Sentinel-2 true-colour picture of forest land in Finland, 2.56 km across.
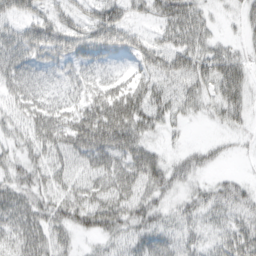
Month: March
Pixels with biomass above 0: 77%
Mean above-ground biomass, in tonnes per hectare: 38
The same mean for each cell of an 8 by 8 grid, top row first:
35 33 29 47 18 43 16 18
53 44 40 40 35 41 32 16
49 32 42 36 34 48 45 42
32 53 54 75 56 32 19 33
28 51 58 73 38 7 16 10
37 34 34 51 54 31 12 15
51 40 59 56 46 26 39 46
38 43 15 31 45 36 25 50
